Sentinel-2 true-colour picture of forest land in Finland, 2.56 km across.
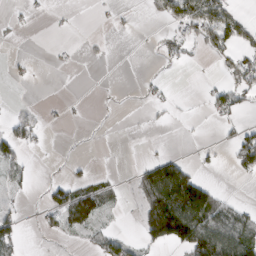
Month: March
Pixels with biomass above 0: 29%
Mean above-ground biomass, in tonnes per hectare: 27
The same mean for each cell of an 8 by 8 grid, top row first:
6 7 1 7 8 64 110 31
1 2 4 3 2 29 44 53
7 0 0 0 8 1 4 55
6 7 2 3 4 5 18 26
60 5 2 0 1 0 9 55
12 5 14 8 51 107 8 17
12 35 66 18 35 134 99 29
35 8 13 45 32 96 140 87
